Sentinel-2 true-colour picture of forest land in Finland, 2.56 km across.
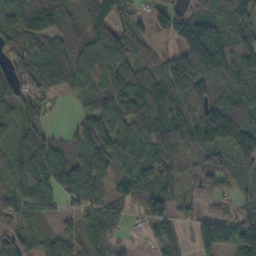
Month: October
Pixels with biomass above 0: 86%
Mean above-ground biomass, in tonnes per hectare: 97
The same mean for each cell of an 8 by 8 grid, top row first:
130 162 79 91 50 98 96 112
105 127 85 141 92 69 208 113
105 135 83 111 98 107 109 140
79 34 41 121 123 88 160 184
65 84 79 125 109 79 115 155
90 132 113 84 148 91 51 71
100 75 76 80 104 89 35 56
69 56 75 43 21 53 106 119
